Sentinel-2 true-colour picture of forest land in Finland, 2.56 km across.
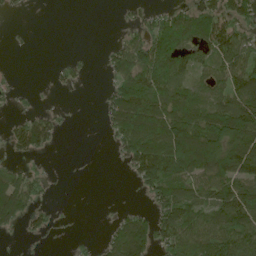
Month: June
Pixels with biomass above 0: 56%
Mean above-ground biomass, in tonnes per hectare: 74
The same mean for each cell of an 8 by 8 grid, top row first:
10 0 0 1 34 82 100 95
4 0 2 36 117 121 90 127
9 5 25 48 124 110 85 130
22 33 1 96 170 135 110 149
72 68 0 27 174 177 166 135
69 24 0 0 104 141 114 138
135 29 0 4 23 151 101 174
6 17 10 71 136 117 142 140
